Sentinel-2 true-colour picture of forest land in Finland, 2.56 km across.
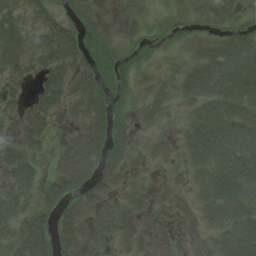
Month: August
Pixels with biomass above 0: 74%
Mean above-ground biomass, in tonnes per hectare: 35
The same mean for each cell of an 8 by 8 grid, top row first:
37 33 23 1 4 18 36 20
64 48 40 25 20 17 36 41
25 55 46 42 17 21 75 55
23 51 33 35 20 14 51 43
31 21 63 40 14 22 70 53
40 23 57 37 19 4 48 61
38 27 37 16 23 14 31 67
28 44 39 6 40 30 24 88
